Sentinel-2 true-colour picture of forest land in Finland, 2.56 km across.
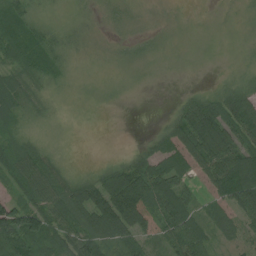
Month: July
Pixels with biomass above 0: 82%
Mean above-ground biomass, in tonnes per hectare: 38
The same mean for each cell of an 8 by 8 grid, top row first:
63 10 12 13 9 4 2 5
79 48 12 8 12 4 3 5
54 24 5 5 3 1 2 14
54 11 2 1 0 31 87 93
39 11 0 0 16 60 115 72
62 54 22 70 83 57 60 94
79 67 60 110 68 78 24 65
89 65 74 48 27 49 41 23
